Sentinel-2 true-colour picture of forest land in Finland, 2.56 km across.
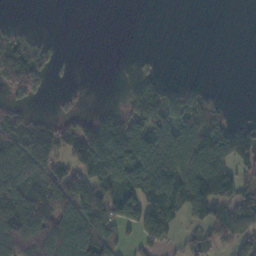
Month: November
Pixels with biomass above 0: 53%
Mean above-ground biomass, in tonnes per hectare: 75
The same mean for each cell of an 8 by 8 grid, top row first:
0 0 0 0 0 0 0 0
106 33 0 0 2 0 0 0
127 36 1 1 42 11 6 0
57 11 22 47 113 126 96 1
110 100 144 236 179 178 179 141
110 81 102 135 183 164 199 70
134 107 127 99 158 145 159 93
104 106 121 96 64 37 43 64
